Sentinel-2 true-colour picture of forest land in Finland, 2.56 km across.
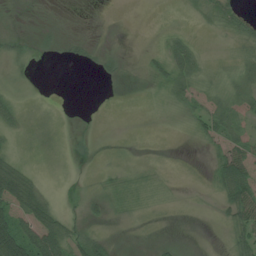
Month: July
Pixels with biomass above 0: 54%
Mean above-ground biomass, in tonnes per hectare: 17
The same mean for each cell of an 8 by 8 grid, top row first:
4 3 0 1 0 2 22 31
20 10 13 8 3 30 3 18
9 0 0 10 7 39 20 28
23 6 0 0 0 13 39 30
9 11 3 1 1 0 17 34
44 6 1 6 6 1 10 67
43 46 11 12 6 1 2 59
81 80 53 19 3 6 1 36
